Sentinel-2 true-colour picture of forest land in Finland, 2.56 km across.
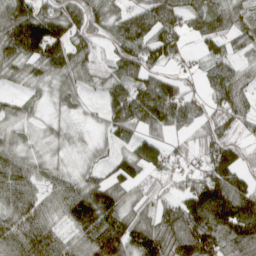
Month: April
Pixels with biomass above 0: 83%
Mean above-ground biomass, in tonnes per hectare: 75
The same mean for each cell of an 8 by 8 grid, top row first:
111 91 110 68 82 65 91 62
109 148 74 62 99 60 47 45
33 53 53 61 79 42 56 61
30 13 16 76 115 95 66 78
36 19 15 37 72 31 91 57
84 40 41 57 52 51 115 88
84 54 119 106 53 89 188 157
80 78 70 143 97 95 137 127
